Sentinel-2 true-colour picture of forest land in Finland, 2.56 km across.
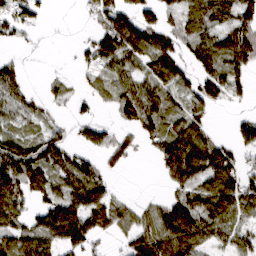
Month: March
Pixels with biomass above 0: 68%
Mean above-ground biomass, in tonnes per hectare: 70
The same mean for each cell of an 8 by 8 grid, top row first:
71 12 6 103 71 45 92 90
15 2 18 105 112 80 104 122
69 15 15 58 70 89 89 52
64 29 20 13 65 54 45 15
86 83 37 63 30 124 97 58
142 94 121 29 0 101 103 76
87 80 125 104 42 113 112 90
93 88 110 22 108 145 67 58
